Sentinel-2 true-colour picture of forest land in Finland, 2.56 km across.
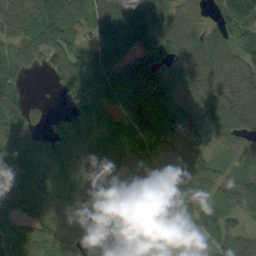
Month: September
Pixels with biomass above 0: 89%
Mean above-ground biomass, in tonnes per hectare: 84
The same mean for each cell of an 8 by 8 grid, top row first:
79 103 67 96 93 79 31 130
76 80 53 80 67 77 104 84
90 16 105 99 94 66 83 82
106 16 60 59 87 48 112 114
96 69 89 93 77 168 60 55
103 127 99 100 70 94 86 70
98 108 84 100 93 120 34 69
100 88 85 83 108 80 28 99
